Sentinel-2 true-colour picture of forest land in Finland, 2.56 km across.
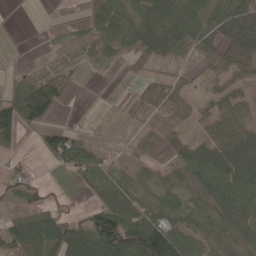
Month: May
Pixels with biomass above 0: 71%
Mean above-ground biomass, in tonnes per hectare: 50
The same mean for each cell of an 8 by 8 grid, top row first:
0 0 9 68 54 78 59 79
0 19 58 31 68 86 46 79
26 82 16 1 48 68 31 49
97 59 0 27 82 88 38 46
18 54 68 31 39 43 52 68
40 4 35 40 20 39 67 67
22 38 14 75 54 44 43 58
87 88 83 120 123 64 40 49
